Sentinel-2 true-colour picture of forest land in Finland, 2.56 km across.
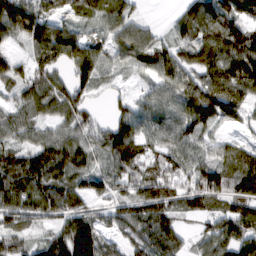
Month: March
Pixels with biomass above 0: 87%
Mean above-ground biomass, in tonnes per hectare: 87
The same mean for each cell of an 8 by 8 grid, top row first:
151 82 47 70 16 33 114 86
28 137 112 64 108 69 111 135
82 87 87 30 35 93 104 164
65 66 77 40 73 88 149 77
62 97 99 145 75 89 55 56
114 142 92 83 78 67 108 121
93 99 81 60 119 85 62 89
58 76 203 45 88 77 68 106
